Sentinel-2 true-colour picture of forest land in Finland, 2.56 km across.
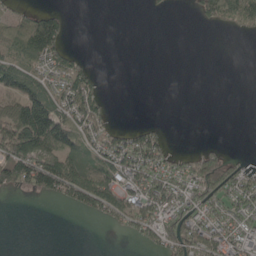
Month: May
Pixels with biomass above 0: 46%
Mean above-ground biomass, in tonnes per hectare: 51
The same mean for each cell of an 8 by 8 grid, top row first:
41 66 0 0 3 1 52 84
74 126 8 0 0 0 0 0
93 58 93 0 0 0 0 0
98 132 103 15 0 0 0 0
148 130 72 79 109 3 10 0
118 166 138 94 97 58 130 62
0 1 73 112 102 82 66 54
0 0 0 2 45 112 108 62
